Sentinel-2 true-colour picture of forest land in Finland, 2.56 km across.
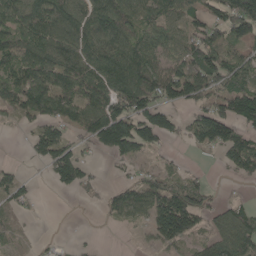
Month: May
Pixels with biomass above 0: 69%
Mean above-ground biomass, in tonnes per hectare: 91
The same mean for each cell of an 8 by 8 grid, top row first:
99 145 102 142 95 72 87 174
123 123 124 146 109 65 122 68
124 128 133 170 159 156 141 96
94 134 124 174 126 58 102 137
2 121 52 146 97 25 92 104
52 38 105 10 60 62 17 49
54 0 4 70 102 197 80 49
46 8 3 0 20 117 80 114
